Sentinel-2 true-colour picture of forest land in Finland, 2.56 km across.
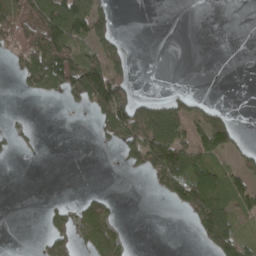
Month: April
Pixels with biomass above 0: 35%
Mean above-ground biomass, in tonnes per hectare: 41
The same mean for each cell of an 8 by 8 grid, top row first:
98 116 110 42 0 0 0 0
58 123 64 84 0 0 0 0
21 96 124 137 0 0 0 0
2 0 13 146 86 69 42 1
15 1 0 33 111 95 81 30
0 0 0 0 30 99 81 53
0 16 41 30 0 29 109 39
0 47 40 79 0 0 66 52
